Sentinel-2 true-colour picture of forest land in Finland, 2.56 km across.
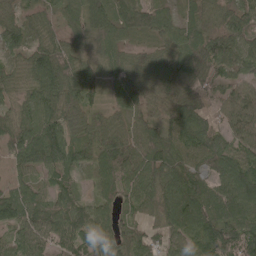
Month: May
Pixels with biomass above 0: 92%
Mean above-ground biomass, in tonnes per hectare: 83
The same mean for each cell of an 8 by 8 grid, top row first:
62 34 68 87 88 46 69 82
65 88 35 65 42 84 102 87
52 129 99 59 91 123 87 59
56 100 86 53 67 110 65 84
86 160 78 102 107 117 126 77
42 48 41 83 107 115 80 118
99 74 70 60 56 139 115 103
53 71 75 85 67 68 120 125
